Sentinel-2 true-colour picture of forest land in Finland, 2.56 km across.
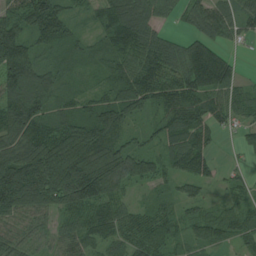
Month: August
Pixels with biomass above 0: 89%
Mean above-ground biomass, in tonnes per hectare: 85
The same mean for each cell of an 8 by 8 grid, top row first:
91 141 26 104 85 36 110 82
135 58 48 82 115 68 113 22
141 83 28 77 119 103 165 44
145 78 69 119 55 116 94 62
81 125 136 109 43 86 60 30
169 149 192 135 88 62 55 30
111 76 101 84 44 49 41 46
69 47 66 71 91 53 64 49
